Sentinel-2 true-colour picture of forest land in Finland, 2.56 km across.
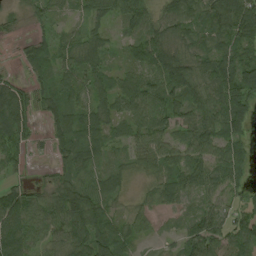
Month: August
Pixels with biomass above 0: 86%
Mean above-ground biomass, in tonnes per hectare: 55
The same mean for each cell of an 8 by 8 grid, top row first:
15 28 19 43 68 75 77 109
10 48 70 25 77 65 52 61
21 48 52 45 67 96 80 110
86 40 61 50 66 60 71 85
49 25 81 42 47 50 62 49
20 10 53 49 28 51 56 36
80 55 110 35 20 36 41 42
90 52 75 78 16 26 87 77
